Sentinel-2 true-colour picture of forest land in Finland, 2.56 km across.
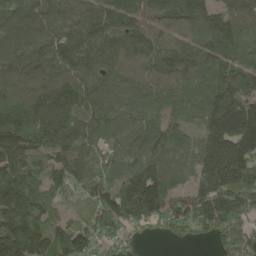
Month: May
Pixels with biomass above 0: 92%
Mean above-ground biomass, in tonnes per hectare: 130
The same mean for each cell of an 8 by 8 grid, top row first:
120 122 107 135 96 120 125 121
138 162 189 136 138 120 123 107
134 134 146 110 103 109 107 146
133 156 130 113 98 72 134 228
142 139 121 53 109 127 147 240
115 88 96 77 196 69 160 210
143 75 43 179 225 131 203 209
180 155 140 104 30 50 56 178
